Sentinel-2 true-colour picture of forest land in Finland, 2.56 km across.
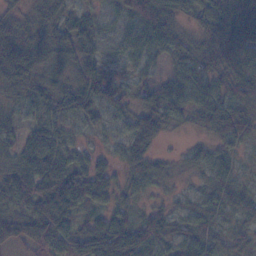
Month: November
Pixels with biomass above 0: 90%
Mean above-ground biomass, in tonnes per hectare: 46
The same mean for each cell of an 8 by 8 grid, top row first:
27 35 36 23 73 52 47 76
63 56 61 26 50 37 28 51
44 38 60 45 26 45 49 48
26 49 52 36 49 44 74 60
38 74 25 21 49 4 29 34
63 98 65 40 49 14 35 19
55 93 51 50 21 20 31 37
45 57 64 104 59 40 41 34
